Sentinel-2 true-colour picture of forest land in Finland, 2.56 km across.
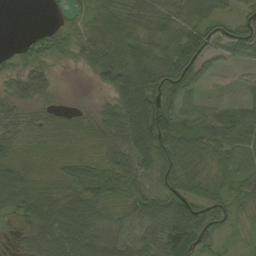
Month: September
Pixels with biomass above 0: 87%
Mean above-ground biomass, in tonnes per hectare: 60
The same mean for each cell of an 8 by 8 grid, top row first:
0 6 26 66 69 57 64 59
22 50 51 81 63 95 76 58
46 35 2 71 94 108 22 13
46 38 21 60 126 90 36 65
42 36 32 63 99 96 91 87
82 37 69 90 64 87 67 70
71 85 91 53 75 99 89 39
15 58 72 56 52 115 54 11
